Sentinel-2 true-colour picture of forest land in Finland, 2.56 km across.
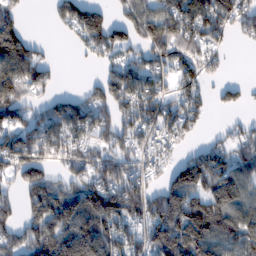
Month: February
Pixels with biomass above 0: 72%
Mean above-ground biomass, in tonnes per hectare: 110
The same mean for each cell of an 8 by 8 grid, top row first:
59 19 144 51 118 162 154 110
151 19 41 113 91 122 98 7
166 64 6 110 117 100 52 22
112 103 128 107 151 124 49 25
149 137 105 93 93 65 56 101
93 81 89 143 89 112 155 103
59 158 175 191 161 202 161 126
106 158 210 150 120 205 172 129
